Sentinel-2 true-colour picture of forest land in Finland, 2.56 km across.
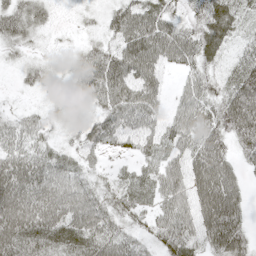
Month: May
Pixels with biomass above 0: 85%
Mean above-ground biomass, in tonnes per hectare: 44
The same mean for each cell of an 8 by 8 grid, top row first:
56 24 10 38 72 37 54 34
25 7 22 51 86 70 46 26
9 26 56 81 70 14 37 34
21 24 21 65 70 36 46 57
46 32 37 37 42 49 18 55
71 61 40 23 36 66 4 7
71 66 64 39 35 62 26 19
72 61 60 50 32 67 62 87
